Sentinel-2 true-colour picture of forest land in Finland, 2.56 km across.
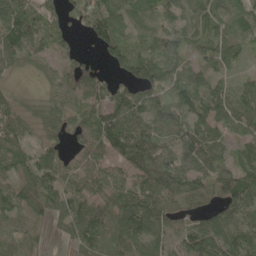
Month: May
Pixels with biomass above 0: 90%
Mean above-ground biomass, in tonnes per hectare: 65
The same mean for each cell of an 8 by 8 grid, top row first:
132 57 49 94 34 46 60 56
131 64 17 92 46 48 58 58
20 30 70 46 93 69 62 30
52 51 48 78 82 71 81 79
57 50 38 86 95 60 92 54
47 72 49 45 76 84 67 80
61 55 73 78 106 58 52 72
43 14 60 70 74 60 132 87
